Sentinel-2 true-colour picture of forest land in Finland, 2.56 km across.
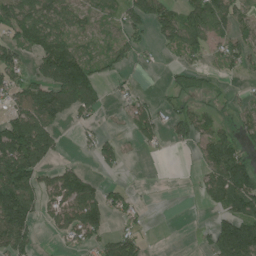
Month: July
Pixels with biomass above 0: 56%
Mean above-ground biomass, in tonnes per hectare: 71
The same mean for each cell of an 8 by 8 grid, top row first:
113 105 57 50 119 83 114 53
93 142 46 65 38 68 67 66
72 112 187 33 6 22 22 14
85 129 80 7 52 45 34 37
187 118 20 38 26 24 74 52
200 52 84 13 0 0 67 149
215 55 142 65 12 0 27 113
143 7 53 68 37 0 56 223
